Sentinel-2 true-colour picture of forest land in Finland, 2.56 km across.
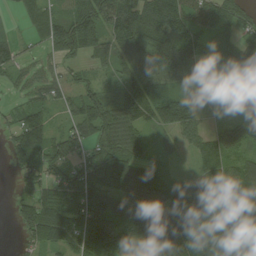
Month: August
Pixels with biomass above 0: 86%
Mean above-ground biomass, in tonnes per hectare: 73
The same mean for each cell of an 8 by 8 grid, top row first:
18 55 97 109 136 109 86 71
39 39 82 83 106 138 62 80
25 44 27 27 99 97 21 54
45 55 64 77 70 118 18 34
74 107 80 94 38 28 64 81
25 53 76 116 106 38 78 67
34 86 98 84 109 123 105 81
13 55 81 123 86 143 102 57
